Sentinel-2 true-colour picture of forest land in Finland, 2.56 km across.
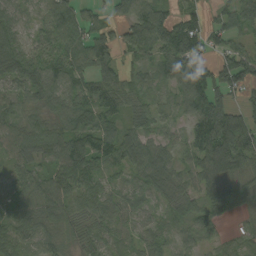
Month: August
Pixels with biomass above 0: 88%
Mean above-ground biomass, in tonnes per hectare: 64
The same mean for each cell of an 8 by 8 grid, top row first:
41 54 60 33 93 66 47 76
53 55 83 74 72 130 59 43
63 82 61 60 42 87 105 97
61 61 79 60 50 34 118 63
69 81 97 96 64 33 110 125
44 54 100 28 62 59 79 65
53 80 48 54 34 41 54 41
70 66 48 37 40 32 38 36
